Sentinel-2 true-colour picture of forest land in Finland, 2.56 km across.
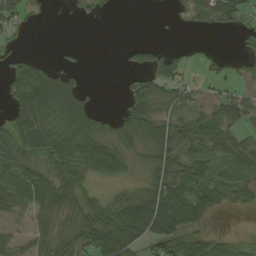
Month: August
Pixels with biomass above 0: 64%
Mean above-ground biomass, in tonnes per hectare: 44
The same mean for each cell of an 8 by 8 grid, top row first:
54 11 12 5 0 7 54 46
6 0 4 0 28 11 2 14
55 91 21 0 51 62 31 33
51 58 61 10 96 65 38 54
58 62 61 52 38 53 55 37
72 63 51 39 20 50 51 51
63 59 61 55 93 105 55 21
57 52 66 90 60 70 47 23
